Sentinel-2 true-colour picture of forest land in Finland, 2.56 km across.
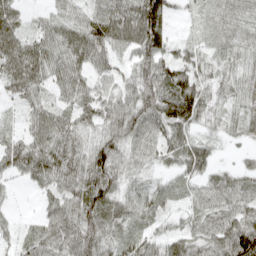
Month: April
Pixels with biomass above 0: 91%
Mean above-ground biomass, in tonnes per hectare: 56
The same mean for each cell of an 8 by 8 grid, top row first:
40 31 47 72 107 22 37 54
70 63 69 71 83 37 34 49
77 52 59 53 82 79 47 42
18 65 65 76 78 87 51 40
58 88 60 70 56 60 33 15
35 73 80 70 34 28 40 41
9 41 76 54 49 24 56 70
36 69 86 51 49 59 61 111
